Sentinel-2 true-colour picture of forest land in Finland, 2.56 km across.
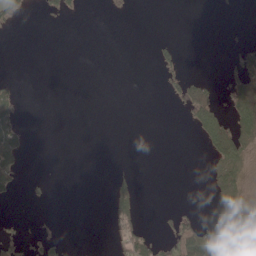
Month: May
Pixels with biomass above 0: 15%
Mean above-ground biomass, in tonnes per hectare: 13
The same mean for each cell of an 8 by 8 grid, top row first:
16 7 5 1 0 0 0 1
0 0 0 0 0 14 0 27
7 0 0 0 0 14 14 65
27 0 0 0 0 2 46 63
39 0 0 0 0 0 33 50
30 4 0 13 0 0 11 19
0 2 0 45 10 8 2 25
15 14 0 19 44 47 63 13
